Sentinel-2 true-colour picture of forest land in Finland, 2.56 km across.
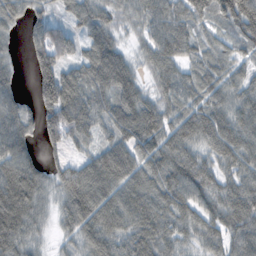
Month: November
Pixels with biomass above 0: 89%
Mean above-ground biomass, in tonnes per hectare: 90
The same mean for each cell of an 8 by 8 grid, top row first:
82 58 94 70 89 105 91 165
18 158 61 104 53 110 59 59
38 132 92 138 44 88 83 62
88 110 125 99 112 74 93 84
125 65 56 104 91 107 82 112
169 71 130 147 80 103 87 92
169 40 111 86 53 99 77 114
116 20 62 81 80 54 70 84
